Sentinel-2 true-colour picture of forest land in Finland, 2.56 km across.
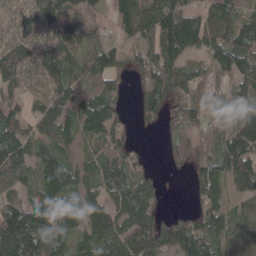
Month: April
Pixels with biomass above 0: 83%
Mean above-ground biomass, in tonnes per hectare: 85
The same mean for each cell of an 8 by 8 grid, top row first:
57 88 95 68 93 145 105 84
100 86 74 51 70 129 77 114
83 116 60 65 85 90 45 75
68 92 91 93 62 47 55 54
101 66 58 102 9 76 61 128
66 100 84 114 63 15 92 162
84 129 113 109 119 13 74 30
145 122 76 122 107 112 85 56
